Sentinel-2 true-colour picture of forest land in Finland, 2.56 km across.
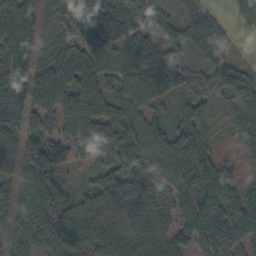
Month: October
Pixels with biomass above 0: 91%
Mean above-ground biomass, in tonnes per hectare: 69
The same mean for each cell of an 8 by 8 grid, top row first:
76 32 79 92 77 30 46 24
64 37 65 66 64 40 46 3
69 92 106 71 88 50 41 55
93 83 114 73 66 38 45 66
65 88 83 107 90 81 46 44
49 103 13 68 68 79 137 26
49 114 66 68 63 66 115 91
29 79 117 112 73 69 98 78
